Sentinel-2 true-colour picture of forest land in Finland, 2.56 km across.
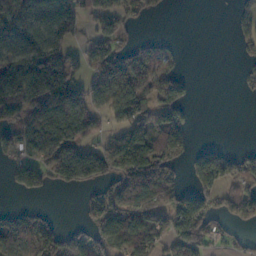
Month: November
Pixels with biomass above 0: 58%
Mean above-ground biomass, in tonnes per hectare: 84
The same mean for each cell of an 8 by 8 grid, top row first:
142 145 121 87 44 0 0 55
134 187 43 112 52 8 0 33
198 230 78 129 99 66 0 19
145 174 99 56 103 96 0 0
75 130 92 70 159 97 20 5
72 97 106 108 181 58 131 85
35 11 26 106 80 102 87 107
90 93 69 86 109 100 87 33
